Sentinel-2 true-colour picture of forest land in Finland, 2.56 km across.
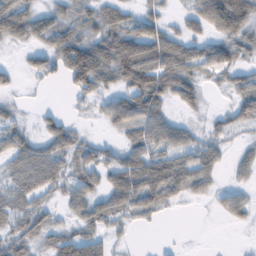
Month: February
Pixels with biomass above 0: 67%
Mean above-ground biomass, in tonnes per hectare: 38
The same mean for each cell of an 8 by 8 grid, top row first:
77 35 35 42 34 12 83 90
13 42 70 71 74 62 41 42
11 16 63 44 80 68 17 34
14 14 7 47 75 17 12 40
46 43 34 13 51 51 32 14
45 55 38 41 67 65 37 16
41 27 37 43 43 9 4 33
49 33 54 19 0 1 0 0
